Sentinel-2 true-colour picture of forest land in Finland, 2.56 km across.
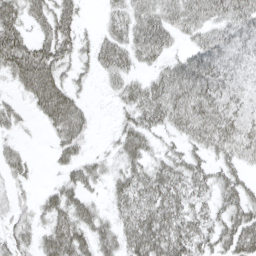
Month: April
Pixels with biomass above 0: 76%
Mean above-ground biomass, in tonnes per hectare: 43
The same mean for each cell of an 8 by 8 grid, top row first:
53 55 26 26 49 51 49 53
72 58 28 50 54 21 57 40
41 79 18 25 32 70 69 29
25 62 48 9 53 60 59 38
16 12 39 16 47 22 53 52
27 6 41 28 52 51 38 30
22 38 54 24 56 52 31 50
36 54 59 47 80 67 39 72
